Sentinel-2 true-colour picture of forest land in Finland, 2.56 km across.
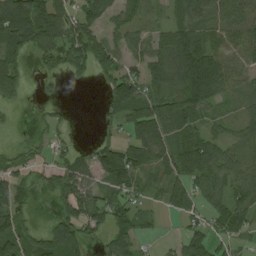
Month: August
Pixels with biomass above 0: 70%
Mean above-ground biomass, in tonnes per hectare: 56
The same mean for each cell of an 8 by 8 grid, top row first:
128 70 54 48 33 37 54 67
84 68 73 59 52 125 86 77
84 16 12 56 72 96 142 42
8 10 0 34 77 81 45 25
15 33 8 58 94 62 75 59
60 41 56 91 55 55 81 67
55 5 70 58 23 35 41 67
71 84 53 47 26 20 57 33
